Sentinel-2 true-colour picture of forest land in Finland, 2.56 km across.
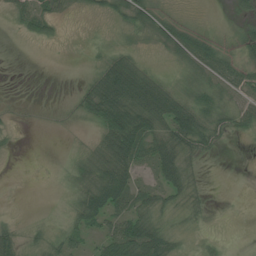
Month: July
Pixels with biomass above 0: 60%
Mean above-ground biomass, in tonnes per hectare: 31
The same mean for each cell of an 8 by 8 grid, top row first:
25 41 7 23 53 16 1 17
0 5 1 19 12 61 61 37
0 0 9 113 72 20 55 55
5 2 25 106 85 84 63 51
4 0 8 71 64 70 40 3
0 0 39 77 17 54 3 0
0 2 49 54 40 30 15 0
30 28 23 50 76 29 9 0
